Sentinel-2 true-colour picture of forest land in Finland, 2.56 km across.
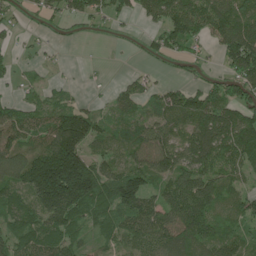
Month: June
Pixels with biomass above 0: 77%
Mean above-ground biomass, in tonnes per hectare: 83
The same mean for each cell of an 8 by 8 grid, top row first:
31 41 55 43 57 131 114 98
24 19 5 7 24 64 37 155
21 19 5 11 43 26 41 93
73 64 98 44 52 108 125 93
101 106 157 63 109 94 139 138
111 237 257 108 101 116 113 62
73 143 100 92 112 128 131 70
70 98 54 41 102 110 106 79
